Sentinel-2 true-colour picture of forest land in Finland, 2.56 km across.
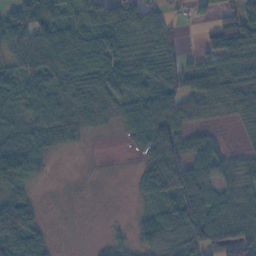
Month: November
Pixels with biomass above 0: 75%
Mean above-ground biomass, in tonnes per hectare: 61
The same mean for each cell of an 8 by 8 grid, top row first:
79 84 69 114 97 19 21 83
77 89 81 80 49 44 54 111
78 81 81 86 56 80 69 81
59 58 55 30 83 89 29 38
87 52 14 1 55 107 61 12
107 14 1 0 48 142 77 55
129 2 1 0 25 92 94 55
109 35 0 18 48 51 122 85
